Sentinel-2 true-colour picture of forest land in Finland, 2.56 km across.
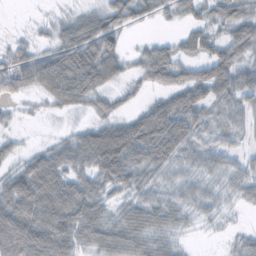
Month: October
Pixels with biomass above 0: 76%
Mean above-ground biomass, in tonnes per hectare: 37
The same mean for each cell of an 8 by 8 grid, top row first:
0 6 29 54 26 20 31 41
24 29 56 32 19 32 43 56
53 64 64 31 29 45 66 46
6 9 16 23 28 55 25 27
13 17 54 41 55 49 25 11
42 78 42 57 33 19 25 32
74 79 71 25 42 28 17 11
105 87 45 51 43 18 2 20
